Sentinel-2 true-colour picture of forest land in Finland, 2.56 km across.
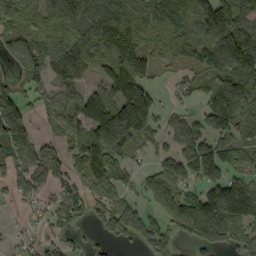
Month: September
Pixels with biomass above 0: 74%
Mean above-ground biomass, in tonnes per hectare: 96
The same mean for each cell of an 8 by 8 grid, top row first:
120 105 127 94 108 131 150 139
113 88 126 73 97 97 131 168
79 85 67 115 90 35 78 130
147 43 105 145 64 36 117 129
121 30 108 183 75 67 123 106
85 68 73 121 55 131 111 83
15 55 76 90 52 151 209 176
18 41 15 44 77 53 118 86
